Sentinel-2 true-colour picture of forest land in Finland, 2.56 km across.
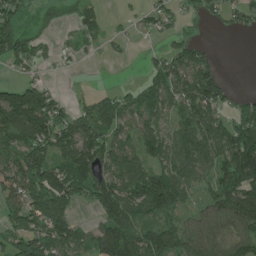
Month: June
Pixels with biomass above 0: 69%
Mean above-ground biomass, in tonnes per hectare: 86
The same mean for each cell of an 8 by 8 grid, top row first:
92 43 65 6 25 31 37 59
137 26 25 13 7 48 31 0
43 20 1 0 33 115 166 0
257 174 52 106 84 74 123 68
95 131 158 105 73 101 118 176
174 126 150 115 115 106 69 131
105 151 49 124 104 93 53 108
87 121 80 142 118 115 74 74
